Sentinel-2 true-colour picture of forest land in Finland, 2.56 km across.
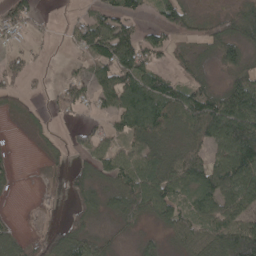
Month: April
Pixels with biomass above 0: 66%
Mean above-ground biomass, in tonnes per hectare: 55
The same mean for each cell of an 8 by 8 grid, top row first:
56 7 21 61 31 67 21 80
30 7 38 106 79 24 36 69
41 10 45 79 82 42 32 65
27 20 34 58 115 88 116 135
2 22 39 44 73 46 65 148
15 20 42 59 91 79 77 99
1 11 43 39 74 56 69 76
51 72 87 21 21 34 71 164
